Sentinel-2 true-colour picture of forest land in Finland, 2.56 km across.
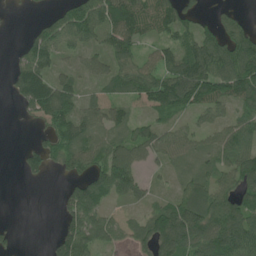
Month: June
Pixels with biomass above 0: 71%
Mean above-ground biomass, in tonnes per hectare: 70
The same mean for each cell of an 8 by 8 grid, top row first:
1 24 96 120 94 78 18 27
18 87 53 80 40 68 126 131
70 91 40 65 88 132 137 128
11 99 66 58 32 71 58 54
2 59 79 54 80 71 45 91
7 31 74 139 37 28 54 108
0 0 149 40 32 100 123 108
13 15 139 73 64 132 121 125
